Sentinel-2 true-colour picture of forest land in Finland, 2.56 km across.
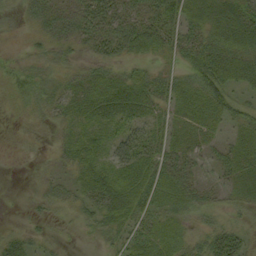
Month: September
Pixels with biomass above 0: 78%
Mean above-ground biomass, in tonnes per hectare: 28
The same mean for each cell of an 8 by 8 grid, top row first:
17 36 39 35 30 25 37 49
6 24 23 29 29 26 38 41
18 26 31 35 32 29 55 36
5 25 35 45 33 29 35 34
2 12 37 37 39 31 22 32
0 16 30 35 35 38 11 31
1 19 22 39 30 29 24 16
24 13 3 23 35 29 34 31
